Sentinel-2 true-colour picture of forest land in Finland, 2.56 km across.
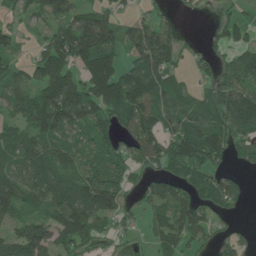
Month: June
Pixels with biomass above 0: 76%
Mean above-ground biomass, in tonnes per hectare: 77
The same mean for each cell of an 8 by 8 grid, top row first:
34 72 82 61 43 19 15 26
36 98 133 88 149 75 33 58
61 111 89 138 125 41 42 109
66 140 108 93 106 76 103 152
77 86 71 54 91 109 147 69
94 96 78 94 43 61 64 29
90 74 106 89 52 104 63 21
78 117 90 30 22 73 34 44
